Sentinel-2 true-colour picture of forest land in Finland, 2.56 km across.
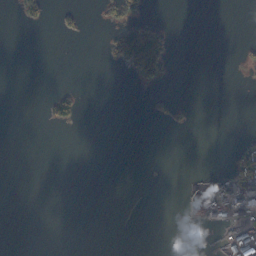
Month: October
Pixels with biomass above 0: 11%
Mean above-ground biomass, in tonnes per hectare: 12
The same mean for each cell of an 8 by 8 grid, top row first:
9 15 13 25 17 0 0 0
0 0 0 42 137 7 0 6
0 0 0 0 41 3 0 2
0 21 25 0 1 11 0 0
0 0 0 0 0 0 0 13
0 0 0 0 0 0 32 104
0 0 0 0 0 4 29 105
0 0 0 0 0 17 7 87
